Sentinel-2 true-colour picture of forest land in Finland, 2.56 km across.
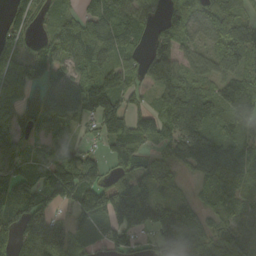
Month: September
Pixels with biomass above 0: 84%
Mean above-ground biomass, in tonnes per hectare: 104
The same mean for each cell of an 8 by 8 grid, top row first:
62 42 73 146 71 120 104 80
60 85 107 128 63 138 69 108
109 105 109 120 86 151 73 98
110 114 112 125 70 150 115 111
92 85 54 101 79 91 159 101
107 137 162 60 86 49 110 76
129 115 126 170 191 114 69 82
135 207 74 82 48 132 77 113
